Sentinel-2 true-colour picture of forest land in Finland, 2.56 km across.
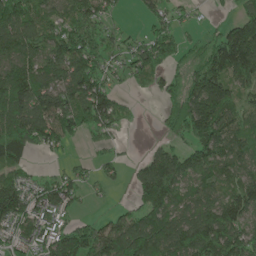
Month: May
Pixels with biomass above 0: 76%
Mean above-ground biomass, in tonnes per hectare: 100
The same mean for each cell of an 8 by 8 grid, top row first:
164 90 125 44 47 47 9 76
136 134 170 54 98 91 83 232
119 103 165 57 38 64 229 106
120 157 141 134 3 113 223 81
135 98 23 30 6 44 163 102
65 40 56 34 76 118 102 92
152 110 34 16 79 84 111 112
77 102 158 127 144 141 173 135
